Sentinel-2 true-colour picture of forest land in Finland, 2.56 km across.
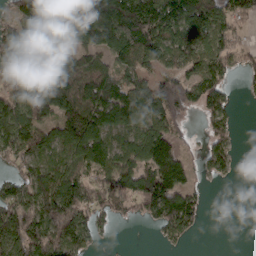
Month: March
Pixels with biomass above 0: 73%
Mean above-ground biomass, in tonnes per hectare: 95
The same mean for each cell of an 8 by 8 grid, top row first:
80 113 131 142 156 170 147 97
124 103 77 98 176 123 121 55
101 119 108 84 84 109 101 27
107 91 109 116 126 119 66 9
108 86 143 93 140 70 55 13
66 115 105 132 168 122 42 5
150 147 141 84 87 163 15 0
138 144 109 10 0 51 0 0
